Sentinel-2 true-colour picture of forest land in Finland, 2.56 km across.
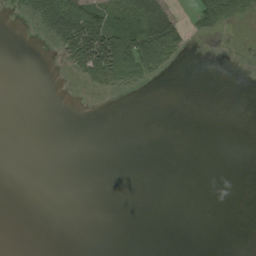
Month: August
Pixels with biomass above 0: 16%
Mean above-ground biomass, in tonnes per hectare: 15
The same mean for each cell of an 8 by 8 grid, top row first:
9 69 106 56 98 30 51 18
0 4 109 127 97 48 0 0
0 0 21 60 28 0 0 0
0 0 0 0 0 0 0 0
0 0 0 0 0 0 0 0
0 0 0 0 0 0 0 0
0 0 0 0 0 0 0 0
0 0 0 0 0 0 0 0
